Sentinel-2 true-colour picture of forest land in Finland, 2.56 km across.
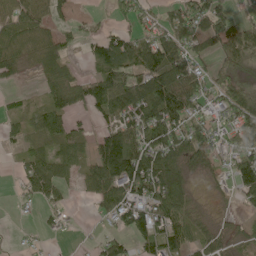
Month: June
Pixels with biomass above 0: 69%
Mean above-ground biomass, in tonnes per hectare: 57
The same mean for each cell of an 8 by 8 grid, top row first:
72 66 14 34 39 66 114 22
58 60 22 91 101 87 56 134
18 37 38 110 85 108 55 40
21 74 31 79 75 106 37 113
21 42 42 111 81 78 88 73
16 87 38 108 126 70 26 79
7 33 1 58 68 67 10 15
3 9 3 50 52 61 44 25
